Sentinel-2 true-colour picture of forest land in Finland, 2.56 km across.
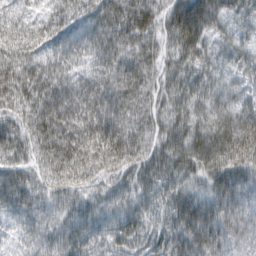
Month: March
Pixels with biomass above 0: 98%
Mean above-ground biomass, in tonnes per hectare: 65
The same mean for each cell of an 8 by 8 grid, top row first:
42 43 54 73 75 71 73 49
82 63 49 63 63 57 46 54
84 84 50 65 61 51 54 39
67 105 75 71 53 51 69 64
68 115 89 81 55 69 88 98
70 75 66 55 59 60 74 88
65 52 49 45 45 66 92 87
30 49 53 46 51 74 83 65
